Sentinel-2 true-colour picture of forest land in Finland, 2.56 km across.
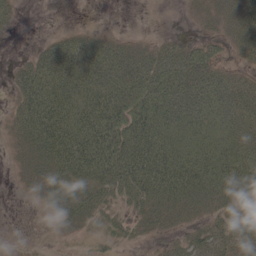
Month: May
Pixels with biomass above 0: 73%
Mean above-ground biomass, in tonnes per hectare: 48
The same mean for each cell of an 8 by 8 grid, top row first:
16 0 0 0 0 0 27 49
1 34 63 51 30 38 38 38
30 72 74 79 82 81 71 45
30 87 79 86 77 70 69 84
19 83 97 92 80 59 62 83
11 47 60 80 84 86 88 86
0 17 56 31 50 50 48 46
1 5 14 26 15 20 52 52
